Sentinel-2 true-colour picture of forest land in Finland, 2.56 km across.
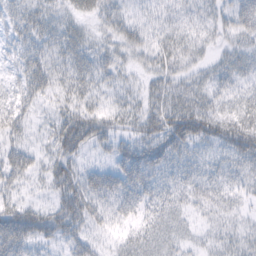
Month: February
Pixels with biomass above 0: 81%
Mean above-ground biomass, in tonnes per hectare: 30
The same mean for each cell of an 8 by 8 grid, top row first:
30 25 21 24 21 22 20 43
27 25 31 23 28 30 14 28
24 32 32 23 14 26 23 28
34 12 43 26 30 44 40 28
26 20 46 29 47 48 31 46
33 28 38 38 48 27 27 28
36 29 57 35 30 30 22 17
56 28 31 12 29 19 14 22
